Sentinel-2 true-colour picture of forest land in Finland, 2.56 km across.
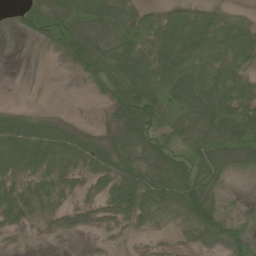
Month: June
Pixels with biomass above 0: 73%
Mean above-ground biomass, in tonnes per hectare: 40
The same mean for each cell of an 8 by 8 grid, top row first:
12 63 70 78 35 40 38 15
0 14 72 61 50 66 48 63
0 0 13 55 69 63 50 48
24 9 1 35 81 48 84 61
63 62 48 49 67 41 78 71
35 37 19 43 59 70 53 13
48 27 17 35 44 47 75 7
2 3 2 4 3 7 36 45
